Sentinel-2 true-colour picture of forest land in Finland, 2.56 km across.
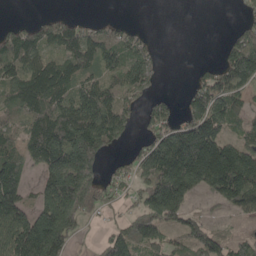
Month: May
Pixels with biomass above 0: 68%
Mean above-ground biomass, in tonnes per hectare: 109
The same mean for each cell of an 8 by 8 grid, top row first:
4 30 15 8 0 0 0 26
138 105 148 118 53 0 0 175
127 159 112 108 84 0 83 128
110 168 180 181 46 48 158 75
75 174 257 93 60 179 199 85
117 135 211 39 114 276 229 219
144 184 169 32 139 193 21 101
195 287 32 107 114 48 118 52
